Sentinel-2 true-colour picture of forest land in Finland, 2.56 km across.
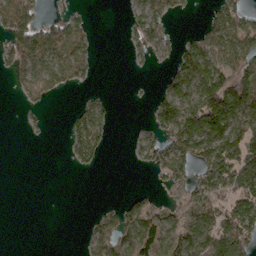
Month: March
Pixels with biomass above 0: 47%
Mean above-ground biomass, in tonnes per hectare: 38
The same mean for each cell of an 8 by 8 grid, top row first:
88 16 17 0 45 18 22 55
63 84 48 0 23 32 70 72
24 60 32 0 1 57 98 89
2 8 25 16 3 84 133 88
0 1 41 11 31 74 96 92
0 0 2 0 1 49 58 87
0 0 0 15 19 20 49 69
0 0 4 68 68 66 67 70
